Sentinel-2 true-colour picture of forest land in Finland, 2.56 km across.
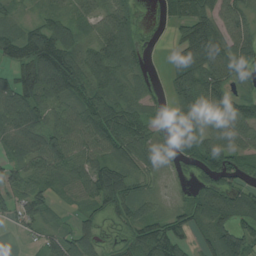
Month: August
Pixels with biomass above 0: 84%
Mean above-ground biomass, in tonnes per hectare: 77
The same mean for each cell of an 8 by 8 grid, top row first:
29 55 46 81 15 60 108 85
93 153 67 111 44 61 153 99
84 155 97 88 48 77 128 70
111 78 95 118 66 71 105 118
76 94 78 101 73 79 119 71
55 73 86 101 39 22 79 58
53 40 33 61 49 38 101 99
5 51 92 16 94 79 65 104
